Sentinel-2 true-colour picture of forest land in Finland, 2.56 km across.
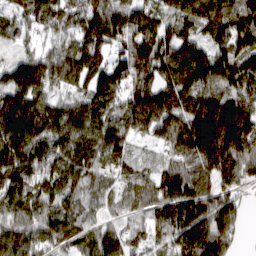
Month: March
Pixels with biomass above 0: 93%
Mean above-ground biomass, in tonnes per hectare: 127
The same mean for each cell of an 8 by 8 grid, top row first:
74 121 101 156 127 110 192 133
52 79 132 98 142 142 93 112
121 137 140 164 106 159 147 139
160 125 134 134 205 178 230 153
153 116 129 134 45 178 266 223
135 119 117 71 67 114 137 162
111 88 84 57 75 134 165 78
150 115 98 90 59 130 190 51
